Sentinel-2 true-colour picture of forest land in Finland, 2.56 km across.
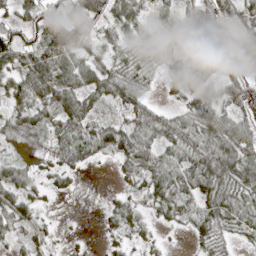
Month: April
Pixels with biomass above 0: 82%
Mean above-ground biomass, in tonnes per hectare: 40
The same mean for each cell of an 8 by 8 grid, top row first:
30 81 69 48 28 33 72 39
66 83 64 27 27 20 67 70
44 70 56 52 19 34 63 71
37 36 50 11 30 20 83 49
26 32 53 43 57 39 54 55
59 23 9 5 40 49 72 53
68 9 0 21 23 40 42 52
27 20 3 13 15 1 24 14
